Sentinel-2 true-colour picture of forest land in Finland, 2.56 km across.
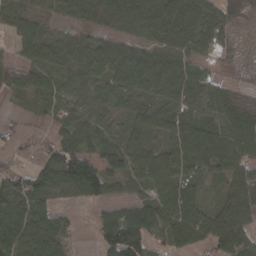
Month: March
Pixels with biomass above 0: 81%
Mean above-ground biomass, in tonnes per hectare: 67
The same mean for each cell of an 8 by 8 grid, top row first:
59 33 55 97 97 116 80 17
44 88 66 67 67 75 44 9
53 56 67 59 89 93 53 4
16 35 60 38 67 62 55 68
20 34 79 75 83 82 107 93
54 79 158 72 71 80 43 93
80 56 16 55 87 90 41 96
102 123 7 95 96 68 66 89
